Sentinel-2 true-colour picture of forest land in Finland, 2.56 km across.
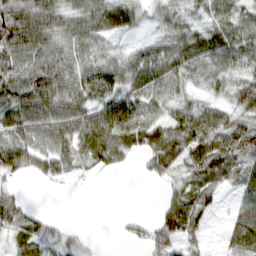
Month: March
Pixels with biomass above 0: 79%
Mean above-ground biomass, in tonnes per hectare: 50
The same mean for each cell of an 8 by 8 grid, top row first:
81 65 58 77 29 48 48 61
76 65 62 34 32 60 67 77
76 82 61 59 58 48 42 49
62 68 60 69 42 46 49 54
58 64 54 69 63 73 75 73
33 36 17 10 16 49 74 44
54 3 0 0 0 89 48 38
45 50 14 2 50 68 15 49
